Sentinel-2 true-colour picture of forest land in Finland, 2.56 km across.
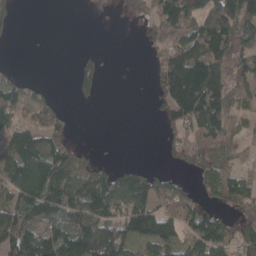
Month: April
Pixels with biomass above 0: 60%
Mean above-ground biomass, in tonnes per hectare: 78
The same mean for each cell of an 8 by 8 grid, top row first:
17 0 1 6 40 139 211 151
1 0 5 0 23 115 129 83
51 8 60 1 3 177 159 75
89 82 0 0 1 108 148 55
99 93 17 1 0 63 84 46
155 177 104 97 78 31 82 79
109 114 119 95 102 83 49 89
165 126 171 212 97 92 120 81
